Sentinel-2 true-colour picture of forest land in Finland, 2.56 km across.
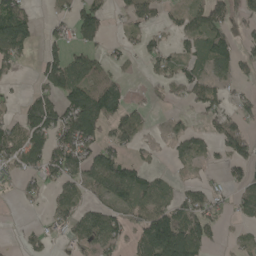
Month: May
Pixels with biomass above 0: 56%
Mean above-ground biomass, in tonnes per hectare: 61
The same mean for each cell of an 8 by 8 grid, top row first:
106 20 88 26 60 28 80 49
97 42 59 21 43 29 79 42
17 89 103 62 13 50 62 36
37 102 158 96 34 11 58 63
88 94 120 68 27 41 42 84
49 75 77 119 62 15 14 41
7 36 59 68 78 96 85 37
8 41 54 75 100 188 65 19
